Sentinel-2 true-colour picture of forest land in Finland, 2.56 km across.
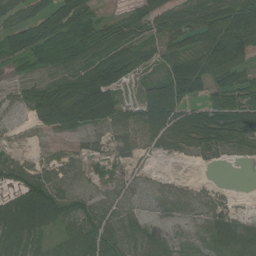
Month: August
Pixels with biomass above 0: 80%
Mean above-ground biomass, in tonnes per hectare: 56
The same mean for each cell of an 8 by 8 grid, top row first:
60 93 87 24 58 78 85 94
83 78 82 80 40 67 120 105
25 46 79 85 51 117 96 63
10 85 111 72 77 109 88 98
8 9 13 27 32 50 68 45
35 34 15 16 12 9 2 0
68 104 60 52 21 37 30 9
60 35 64 65 45 11 43 75
